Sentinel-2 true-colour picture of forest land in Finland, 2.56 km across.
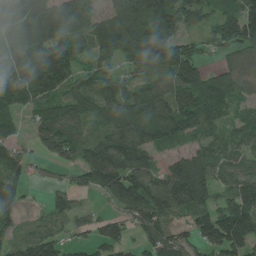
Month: June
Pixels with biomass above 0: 84%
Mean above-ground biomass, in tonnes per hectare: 114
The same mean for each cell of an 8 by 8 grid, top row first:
145 217 189 135 211 159 71 143
102 172 107 174 195 119 39 102
115 183 85 78 79 122 113 76
76 103 109 116 179 147 113 56
74 86 95 169 164 68 81 77
99 30 78 188 155 173 127 87
72 48 47 52 155 126 101 158
71 99 33 105 90 105 121 157
